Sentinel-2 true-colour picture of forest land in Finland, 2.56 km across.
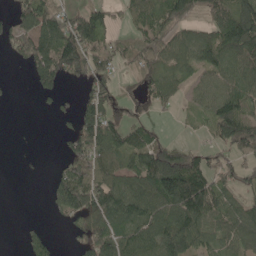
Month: May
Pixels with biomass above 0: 66%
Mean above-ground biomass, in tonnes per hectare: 84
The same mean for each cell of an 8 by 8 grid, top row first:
88 117 84 49 67 107 68 137
80 132 170 65 94 77 114 147
4 99 65 76 62 64 55 91
0 14 85 94 44 25 65 119
1 0 124 117 105 44 46 137
1 16 161 109 127 191 111 70
0 17 132 157 124 146 126 84
3 54 52 116 103 160 78 96
